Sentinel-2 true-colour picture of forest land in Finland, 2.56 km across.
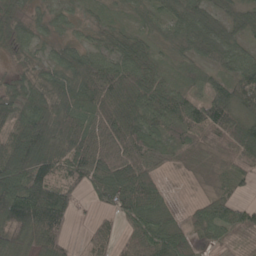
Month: May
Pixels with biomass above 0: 87%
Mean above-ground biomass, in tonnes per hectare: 58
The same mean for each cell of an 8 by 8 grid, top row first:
33 29 14 17 25 62 65 63
38 25 51 47 51 30 58 43
22 55 100 95 67 24 35 70
55 94 74 92 75 63 83 66
89 114 87 77 69 41 31 82
92 82 61 98 67 4 22 39
138 139 25 45 74 11 39 41
81 84 10 38 77 60 25 26
